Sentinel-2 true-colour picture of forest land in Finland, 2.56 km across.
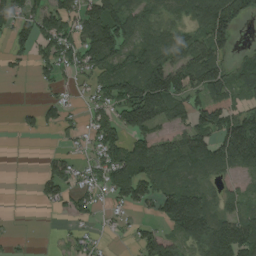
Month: August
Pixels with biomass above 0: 65%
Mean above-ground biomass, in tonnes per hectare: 74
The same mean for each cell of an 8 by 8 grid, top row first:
88 102 87 129 86 59 143 104
44 81 108 130 87 82 110 31
10 34 29 93 143 122 127 79
12 49 21 77 165 78 115 83
0 0 28 99 83 85 105 189
0 66 45 98 116 80 71 46
0 17 45 28 43 145 98 63
9 1 30 10 57 65 156 165
